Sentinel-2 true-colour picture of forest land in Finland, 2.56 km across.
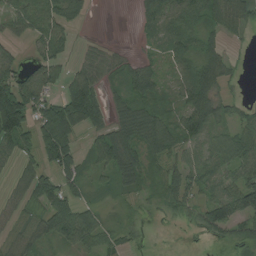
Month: August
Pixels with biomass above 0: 73%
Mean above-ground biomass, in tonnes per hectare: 53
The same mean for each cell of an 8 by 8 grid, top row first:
57 76 30 0 36 65 57 49
27 59 14 12 14 56 52 7
95 69 85 35 76 47 91 10
162 86 140 56 75 57 86 31
69 99 37 97 78 54 47 70
35 59 47 55 62 53 49 55
29 72 52 10 14 42 62 80
42 42 71 37 15 1 16 44
